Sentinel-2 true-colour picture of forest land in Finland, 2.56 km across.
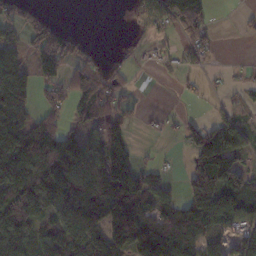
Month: November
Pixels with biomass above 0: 62%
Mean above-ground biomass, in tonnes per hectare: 82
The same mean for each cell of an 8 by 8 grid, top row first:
82 37 0 0 77 139 51 13
58 122 42 7 19 46 62 0
107 74 71 59 1 16 13 17
148 62 53 81 14 7 15 39
126 141 96 128 5 10 163 113
126 161 129 207 88 13 192 98
213 115 137 117 68 92 165 101
162 121 126 134 154 102 58 61
